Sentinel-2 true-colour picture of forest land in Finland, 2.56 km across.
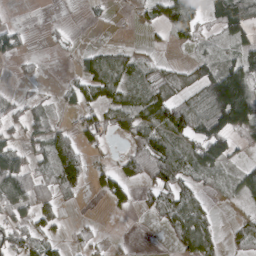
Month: March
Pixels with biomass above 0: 55%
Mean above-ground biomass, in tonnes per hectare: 41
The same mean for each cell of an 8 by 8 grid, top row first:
1 1 2 7 33 85 38 88
33 6 14 29 15 14 12 41
10 5 38 62 33 34 79 125
32 25 34 38 50 88 105 155
39 58 48 7 72 55 87 11
109 37 60 40 60 66 23 34
61 47 4 19 16 57 21 9
56 37 14 8 0 33 45 25
